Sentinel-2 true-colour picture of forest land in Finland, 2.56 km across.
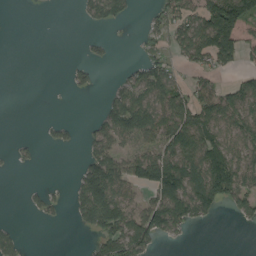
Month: August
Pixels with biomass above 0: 45%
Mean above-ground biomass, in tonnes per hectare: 57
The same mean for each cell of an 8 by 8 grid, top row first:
0 0 18 70 12 72 139 144
0 0 6 11 34 52 146 96
0 0 30 13 84 51 45 46
0 0 0 96 112 101 97 87
14 15 23 73 68 120 121 76
2 0 59 136 109 157 166 108
0 33 78 158 86 129 80 47
36 0 1 103 89 15 0 0
